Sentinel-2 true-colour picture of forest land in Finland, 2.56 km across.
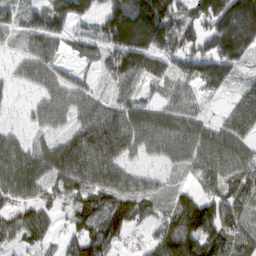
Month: March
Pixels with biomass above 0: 88%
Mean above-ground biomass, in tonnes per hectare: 94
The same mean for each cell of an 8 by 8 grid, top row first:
39 42 90 158 243 109 158 256
28 88 54 113 166 101 106 154
35 82 40 49 80 73 109 47
8 84 88 91 75 75 21 85
73 53 137 148 88 104 108 84
110 64 125 102 47 23 102 116
84 75 98 138 74 96 112 115
76 63 94 94 29 157 144 120
